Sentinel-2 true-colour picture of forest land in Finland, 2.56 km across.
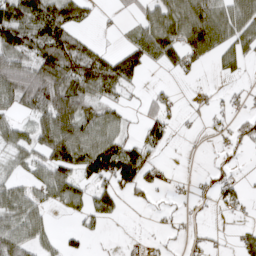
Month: March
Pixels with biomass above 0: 56%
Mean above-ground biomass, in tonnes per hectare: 48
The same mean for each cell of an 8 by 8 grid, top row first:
92 93 52 7 42 89 98 79
70 101 64 13 71 67 76 60
93 122 95 84 18 11 3 15
42 99 84 40 25 21 20 21
53 94 98 79 52 7 4 34
30 61 62 96 54 7 15 12
66 31 37 41 12 11 15 21
81 31 19 0 13 11 22 26
